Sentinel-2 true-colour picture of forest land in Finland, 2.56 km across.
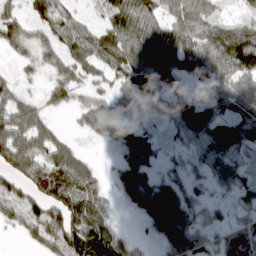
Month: March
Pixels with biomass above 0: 80%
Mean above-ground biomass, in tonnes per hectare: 65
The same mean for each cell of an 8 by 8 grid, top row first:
50 64 29 61 75 61 60 27
42 59 78 87 86 89 82 119
31 27 57 53 83 56 77 79
89 31 42 67 49 62 71 69
108 84 16 34 66 35 67 70
77 117 113 22 80 54 53 51
67 100 114 30 73 107 44 42
6 87 111 74 13 102 57 89
